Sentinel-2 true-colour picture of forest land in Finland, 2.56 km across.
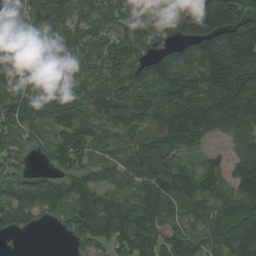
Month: August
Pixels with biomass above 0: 89%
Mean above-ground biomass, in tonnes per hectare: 108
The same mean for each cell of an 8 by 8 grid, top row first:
72 138 69 80 63 58 221 163
111 194 88 77 58 89 191 245
139 84 102 95 110 144 172 236
106 104 137 115 95 138 146 156
57 68 144 53 117 122 40 75
65 51 95 73 121 134 91 118
136 67 109 120 119 84 75 110
11 0 65 112 117 109 79 160
